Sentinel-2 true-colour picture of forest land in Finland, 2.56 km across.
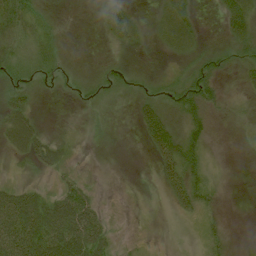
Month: July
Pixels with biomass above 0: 63%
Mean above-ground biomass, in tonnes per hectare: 26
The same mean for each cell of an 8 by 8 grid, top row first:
59 13 0 49 7 61 1 59
29 25 1 12 8 28 11 28
31 17 16 24 13 24 37 18
45 2 6 4 39 27 31 13
37 38 6 1 15 57 28 9
8 13 17 1 0 39 24 1
85 73 94 2 2 15 19 1
80 85 97 23 4 3 21 1
